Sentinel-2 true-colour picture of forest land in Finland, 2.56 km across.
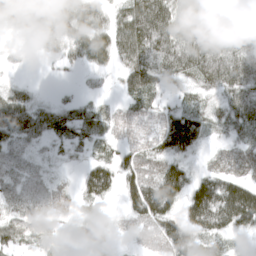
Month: April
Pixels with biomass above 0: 81%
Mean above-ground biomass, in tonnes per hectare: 60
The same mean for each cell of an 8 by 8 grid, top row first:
54 67 88 44 120 105 93 34
11 32 68 76 97 98 101 75
10 2 9 13 77 46 66 90
85 43 34 28 44 59 45 76
57 26 33 34 54 100 28 48
66 38 33 76 88 98 57 68
61 75 23 11 115 61 152 193
63 38 39 16 38 104 54 18
